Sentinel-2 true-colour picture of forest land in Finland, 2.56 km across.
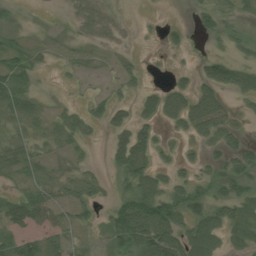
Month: July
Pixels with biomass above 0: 58%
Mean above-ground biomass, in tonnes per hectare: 29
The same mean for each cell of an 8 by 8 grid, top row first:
9 2 18 10 1 0 26 16
23 8 11 10 1 12 3 16
25 2 8 14 12 17 53 53
25 16 29 39 40 60 79 11
21 26 24 30 42 10 28 30
10 11 29 15 59 23 20 31
46 44 26 34 86 67 61 31
36 45 8 32 74 66 102 24
